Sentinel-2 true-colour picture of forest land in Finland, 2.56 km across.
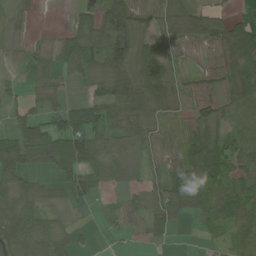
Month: July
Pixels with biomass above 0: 74%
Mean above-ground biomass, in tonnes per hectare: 58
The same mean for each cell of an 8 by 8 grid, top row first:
40 1 33 105 28 68 57 27
31 20 90 121 72 29 15 105
17 38 39 141 153 48 17 87
34 58 98 93 90 23 38 48
99 145 105 46 54 24 98 35
88 39 81 58 43 73 89 48
89 27 12 14 67 82 72 80
111 88 14 7 21 8 9 47
